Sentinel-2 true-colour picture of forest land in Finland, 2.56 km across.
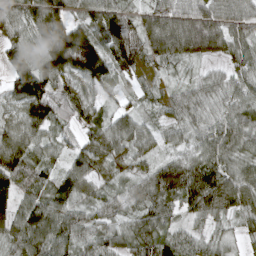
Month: April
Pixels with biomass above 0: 94%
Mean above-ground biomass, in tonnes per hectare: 84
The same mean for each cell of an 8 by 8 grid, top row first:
71 134 52 122 72 102 106 79
82 133 206 125 110 121 116 77
97 122 93 73 36 25 42 64
71 114 81 47 37 59 54 77
119 56 51 80 60 42 82 87
114 52 86 37 63 155 144 99
98 97 63 59 77 71 122 89
90 100 70 62 75 73 54 33
